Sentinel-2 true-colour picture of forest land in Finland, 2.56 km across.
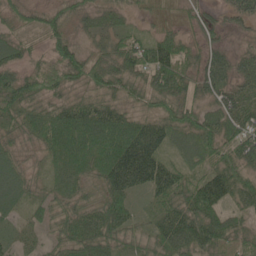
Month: May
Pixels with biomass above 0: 90%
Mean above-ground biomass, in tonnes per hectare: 58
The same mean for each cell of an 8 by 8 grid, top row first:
30 32 40 41 16 17 27 39
47 31 43 56 73 72 42 21
62 57 49 66 44 84 70 52
48 52 78 70 37 63 54 78
31 62 114 129 133 60 73 79
62 34 68 111 121 70 63 57
42 38 54 72 20 69 89 45
27 27 76 57 41 86 86 36
